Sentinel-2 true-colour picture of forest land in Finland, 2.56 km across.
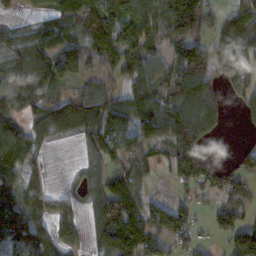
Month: November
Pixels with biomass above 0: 75%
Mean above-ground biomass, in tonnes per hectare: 95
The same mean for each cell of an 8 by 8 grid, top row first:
28 72 134 144 109 187 83 102
123 116 119 114 122 105 91 126
119 135 82 53 134 129 109 113
77 118 147 114 136 137 103 38
111 42 39 114 84 103 37 11
72 29 30 85 59 68 103 62
100 78 41 188 108 100 46 77
74 94 43 195 158 66 24 143
